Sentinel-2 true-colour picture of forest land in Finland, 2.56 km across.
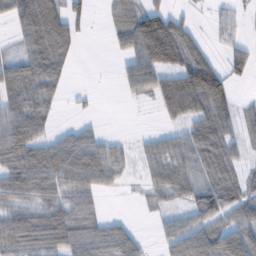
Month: February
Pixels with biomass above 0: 68%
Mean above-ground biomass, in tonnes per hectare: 47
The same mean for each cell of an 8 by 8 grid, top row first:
53 92 32 25 65 29 14 23
23 86 12 15 98 85 25 37
71 59 0 2 74 80 106 21
72 35 5 0 2 60 84 28
86 52 59 25 18 40 79 29
87 88 69 36 21 49 51 34
55 55 60 0 8 20 61 50
65 68 64 61 15 54 68 70
